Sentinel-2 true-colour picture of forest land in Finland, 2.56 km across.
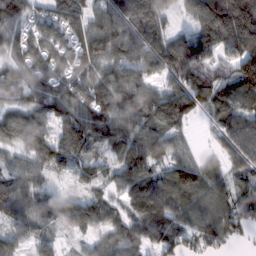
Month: February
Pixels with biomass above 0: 90%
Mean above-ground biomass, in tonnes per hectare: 106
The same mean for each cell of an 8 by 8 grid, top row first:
95 66 95 106 144 44 192 265
67 95 95 107 123 180 157 183
101 93 75 108 102 122 121 163
81 104 99 124 136 175 77 126
73 126 136 99 150 74 18 125
92 50 58 73 121 133 104 96
108 83 116 76 102 114 123 116
95 60 37 84 82 86 106 37
